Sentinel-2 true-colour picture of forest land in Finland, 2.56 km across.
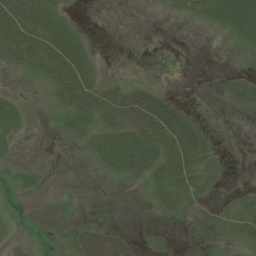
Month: July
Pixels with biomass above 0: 49%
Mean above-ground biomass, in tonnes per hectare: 19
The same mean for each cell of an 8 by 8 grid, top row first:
46 35 3 0 0 9 26 61
50 40 27 0 0 0 0 14
4 25 41 9 7 0 0 24
20 6 39 36 79 33 0 11
11 0 14 51 57 50 22 0
13 4 1 17 36 53 24 0
3 15 4 0 2 24 6 21
7 10 28 30 7 3 9 21
